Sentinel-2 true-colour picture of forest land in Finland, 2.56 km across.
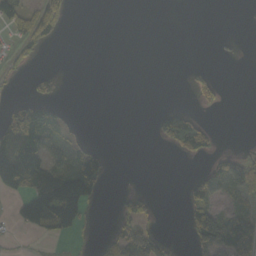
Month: October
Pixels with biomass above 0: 29%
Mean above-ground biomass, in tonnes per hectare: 30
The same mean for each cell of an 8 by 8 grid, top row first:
63 53 0 0 0 0 0 0
18 10 0 0 0 0 0 3
7 17 0 0 0 0 36 0
73 67 1 0 0 43 8 0
121 55 29 1 0 57 49 1
114 89 129 10 0 0 54 59
35 159 104 3 33 0 78 33
5 15 8 42 54 3 104 90
